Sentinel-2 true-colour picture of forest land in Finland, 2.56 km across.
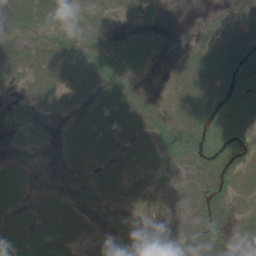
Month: June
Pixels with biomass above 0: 68%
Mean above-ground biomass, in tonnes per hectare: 27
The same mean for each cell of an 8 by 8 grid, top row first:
47 39 22 6 3 0 7 19
23 23 16 13 16 6 42 41
16 41 27 15 4 25 68 31
2 13 24 59 24 21 42 26
16 10 56 47 43 26 23 17
33 2 11 38 19 51 49 11
34 39 16 8 26 59 52 4
40 62 29 30 35 50 40 11
